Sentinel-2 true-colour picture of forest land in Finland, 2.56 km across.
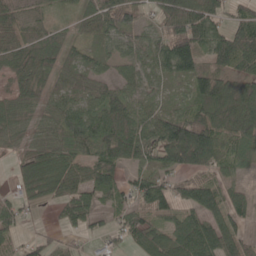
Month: May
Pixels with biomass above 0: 82%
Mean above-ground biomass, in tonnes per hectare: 58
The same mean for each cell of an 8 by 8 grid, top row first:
56 29 25 69 29 79 76 48
60 65 32 34 46 116 68 101
42 40 41 39 42 42 83 67
45 41 59 83 46 54 62 84
25 48 63 87 81 158 127 55
19 67 65 60 57 61 53 28
46 14 67 37 61 60 92 54
28 36 23 33 70 75 109 73
